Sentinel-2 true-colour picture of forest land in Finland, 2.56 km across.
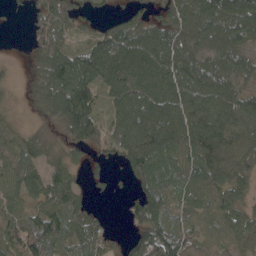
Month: May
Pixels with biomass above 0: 85%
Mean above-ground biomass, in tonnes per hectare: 75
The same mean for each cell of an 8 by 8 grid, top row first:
10 75 44 22 40 80 120 127
5 78 41 112 111 109 72 74
10 100 121 119 118 115 118 65
10 51 122 55 109 111 114 100
57 36 59 70 128 91 118 72
78 70 28 23 79 77 103 65
54 93 60 2 89 62 71 65
81 103 77 39 82 86 39 63
